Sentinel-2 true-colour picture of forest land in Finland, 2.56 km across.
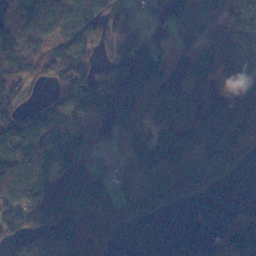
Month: November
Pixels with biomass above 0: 75%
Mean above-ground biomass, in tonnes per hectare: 97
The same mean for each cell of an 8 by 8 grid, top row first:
124 157 153 152 52 80 92 149
144 133 177 117 122 53 95 110
119 71 153 156 181 77 89 98
113 94 107 142 100 201 70 97
85 122 74 30 120 123 85 92
113 105 112 56 86 107 88 24
113 141 88 81 96 40 0 42
60 76 86 43 0 0 16 150
